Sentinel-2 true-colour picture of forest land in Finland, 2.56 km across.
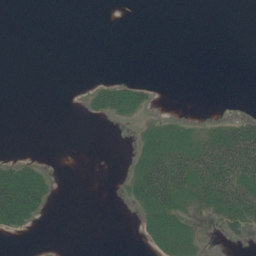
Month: July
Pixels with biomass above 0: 24%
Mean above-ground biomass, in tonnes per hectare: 14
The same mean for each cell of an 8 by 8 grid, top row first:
0 0 0 0 0 0 0 0
0 0 0 0 0 0 0 0
0 0 0 9 5 0 0 0
0 0 2 28 12 3 0 3
0 0 0 0 21 42 37 74
49 15 0 0 53 67 61 57
80 17 0 0 36 44 34 61
2 0 0 0 10 39 3 8
